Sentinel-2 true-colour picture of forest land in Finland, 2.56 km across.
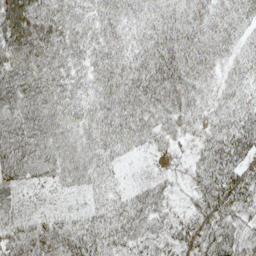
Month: May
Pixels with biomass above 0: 93%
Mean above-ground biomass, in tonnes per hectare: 42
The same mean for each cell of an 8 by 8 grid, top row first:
108 64 34 36 29 37 39 32
74 62 38 37 39 54 42 25
58 50 33 54 60 62 28 31
55 49 38 53 51 43 26 38
76 53 41 43 25 14 39 59
48 35 41 23 8 10 53 56
16 11 15 37 45 16 49 36
46 64 58 48 41 38 52 37
